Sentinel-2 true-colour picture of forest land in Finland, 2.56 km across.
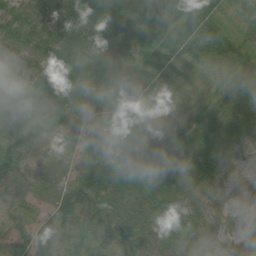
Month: July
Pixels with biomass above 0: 89%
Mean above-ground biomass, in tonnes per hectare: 59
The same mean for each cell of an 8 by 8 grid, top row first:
65 75 108 110 83 53 45 47
80 89 87 47 18 41 109 48
95 77 88 91 34 10 20 60
96 63 62 40 16 6 51 83
83 57 34 30 83 63 88 50
77 14 78 90 82 60 53 14
40 21 50 98 86 76 48 22
46 38 14 50 76 65 55 49
